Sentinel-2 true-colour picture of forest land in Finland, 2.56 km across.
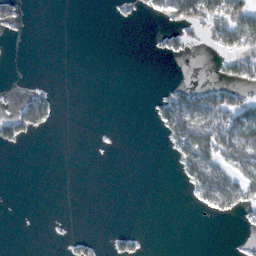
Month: February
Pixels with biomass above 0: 21%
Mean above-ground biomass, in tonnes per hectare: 18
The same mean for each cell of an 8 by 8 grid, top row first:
22 0 0 4 7 61 70 85
0 0 0 0 1 22 12 60
0 1 0 0 0 4 9 30
33 39 0 0 2 80 91 78
28 0 0 1 0 48 78 84
0 0 0 0 0 9 74 55
0 0 0 0 0 0 18 39
0 1 13 13 6 0 0 1
